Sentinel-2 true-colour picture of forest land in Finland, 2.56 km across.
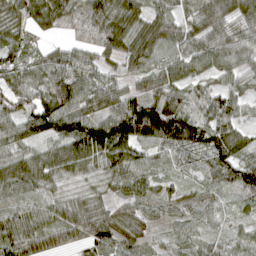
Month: April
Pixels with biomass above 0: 91%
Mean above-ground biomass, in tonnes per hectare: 64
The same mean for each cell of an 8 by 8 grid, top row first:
63 81 45 86 69 61 78 56
63 35 50 72 86 74 87 71
61 76 79 48 56 64 45 48
60 106 77 69 143 96 75 47
53 58 112 143 93 105 90 48
87 75 42 49 45 27 25 67
70 62 59 41 33 28 33 23
80 63 55 61 33 34 38 38
